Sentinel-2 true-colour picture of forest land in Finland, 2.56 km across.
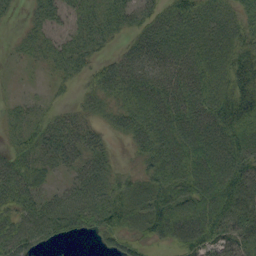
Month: September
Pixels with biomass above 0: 86%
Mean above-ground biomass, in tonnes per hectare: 54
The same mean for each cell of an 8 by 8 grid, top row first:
12 46 46 53 45 57 52 42
15 44 52 19 58 56 61 64
3 13 25 64 69 60 62 99
19 21 26 37 61 62 66 122
33 56 55 17 53 67 74 82
52 27 50 46 44 75 85 83
53 59 74 90 80 88 87 93
76 41 16 42 44 50 63 58
